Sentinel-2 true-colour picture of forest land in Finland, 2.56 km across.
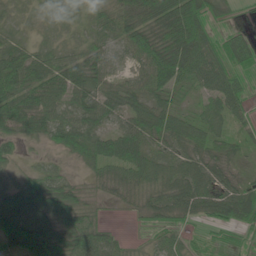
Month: June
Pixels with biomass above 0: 91%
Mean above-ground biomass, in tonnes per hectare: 48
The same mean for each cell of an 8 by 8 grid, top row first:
17 17 15 43 70 110 61 10
33 26 29 32 68 103 66 55
68 53 57 30 45 61 52 37
72 47 54 52 56 37 39 34
38 27 50 62 47 48 52 31
27 50 15 44 56 48 60 24
90 87 53 7 30 47 58 86
84 92 70 33 13 35 21 19
